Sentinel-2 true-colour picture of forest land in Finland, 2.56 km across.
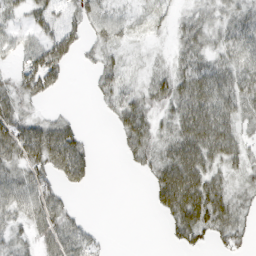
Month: March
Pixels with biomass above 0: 67%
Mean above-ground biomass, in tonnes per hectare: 32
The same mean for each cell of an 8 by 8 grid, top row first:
17 35 31 26 13 16 24 33
31 55 26 29 6 19 30 44
27 56 0 31 14 45 62 46
44 8 2 21 41 41 69 42
63 39 42 2 44 51 69 34
38 32 45 0 10 75 50 22
41 49 5 0 1 61 68 25
26 37 40 2 0 21 21 25
